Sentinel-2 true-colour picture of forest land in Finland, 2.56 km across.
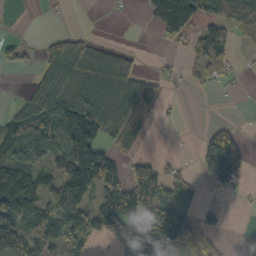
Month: October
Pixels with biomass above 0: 53%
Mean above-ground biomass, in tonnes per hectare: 62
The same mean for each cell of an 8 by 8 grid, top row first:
0 3 0 2 26 197 72 115
35 58 69 25 2 22 101 19
0 75 84 100 47 11 43 6
45 100 161 99 51 3 0 1
96 100 197 51 14 1 72 57
117 64 176 106 78 42 67 61
111 78 118 111 111 84 26 4
72 90 60 63 53 99 48 0
